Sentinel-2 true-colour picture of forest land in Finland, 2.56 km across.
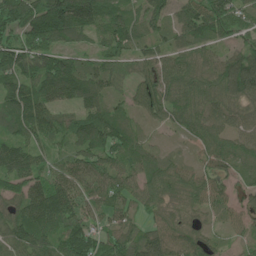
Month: June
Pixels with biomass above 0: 91%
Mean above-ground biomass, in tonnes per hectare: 84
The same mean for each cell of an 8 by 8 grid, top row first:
118 202 176 110 87 69 133 68
90 103 54 75 52 71 60 70
99 138 120 78 82 94 86 164
93 86 71 71 65 84 81 69
85 56 105 101 56 14 76 63
110 66 103 92 83 80 69 59
72 145 75 64 55 62 48 56
99 89 104 69 88 77 46 22
